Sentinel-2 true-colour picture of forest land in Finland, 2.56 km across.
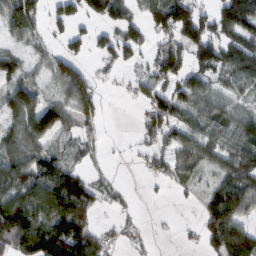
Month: February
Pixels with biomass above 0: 68%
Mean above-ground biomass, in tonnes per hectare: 68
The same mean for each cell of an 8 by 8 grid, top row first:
116 47 48 72 56 143 60 174
33 33 31 61 46 65 100 103
64 43 98 9 40 73 56 66
93 126 83 1 37 72 77 57
92 69 38 2 31 68 81 91
122 105 59 13 12 46 35 97
139 127 118 18 3 3 68 91
140 140 120 23 13 7 68 129
